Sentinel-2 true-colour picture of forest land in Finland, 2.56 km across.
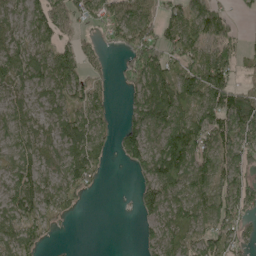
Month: May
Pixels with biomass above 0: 75%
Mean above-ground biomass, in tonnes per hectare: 68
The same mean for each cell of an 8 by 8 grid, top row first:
55 87 57 79 78 62 82 17
74 68 53 29 119 79 72 44
65 83 70 25 97 96 137 28
64 60 72 25 96 95 89 140
75 75 96 38 93 122 89 99
73 84 101 3 49 104 72 77
84 76 19 0 47 77 88 94
89 23 0 0 24 66 81 62
